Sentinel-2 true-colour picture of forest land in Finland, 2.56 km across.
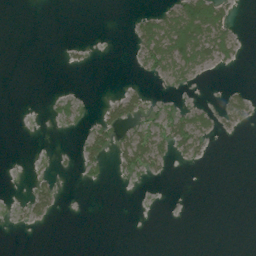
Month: July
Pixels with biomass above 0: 21%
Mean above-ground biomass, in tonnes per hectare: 15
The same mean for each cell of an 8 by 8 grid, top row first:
0 0 0 0 23 74 109 4
0 0 4 0 54 108 69 20
0 0 0 0 10 36 4 1
0 4 16 34 38 30 26 35
0 0 21 40 68 52 18 0
1 11 10 7 24 1 0 0
5 30 0 0 1 0 0 0
0 0 0 0 0 0 0 0
